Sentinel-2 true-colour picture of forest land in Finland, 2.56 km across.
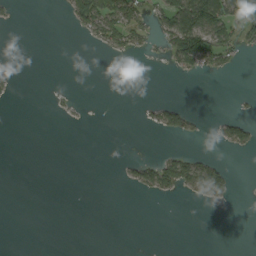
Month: September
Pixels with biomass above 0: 17%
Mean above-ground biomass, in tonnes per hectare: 15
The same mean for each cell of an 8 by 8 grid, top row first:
6 0 44 74 38 89 116 83
0 0 1 27 19 77 107 33
5 0 0 0 0 3 7 0
0 3 2 0 7 35 2 5
0 0 0 0 0 2 3 37
0 0 0 0 39 63 51 1
0 0 0 0 0 0 4 0
0 0 0 0 0 0 0 0
